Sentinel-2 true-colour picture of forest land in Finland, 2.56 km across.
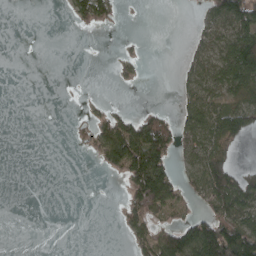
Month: April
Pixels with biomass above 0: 36%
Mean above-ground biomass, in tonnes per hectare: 39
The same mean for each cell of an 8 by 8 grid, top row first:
0 0 37 36 0 0 39 107
0 0 0 1 8 1 43 123
0 0 0 6 9 15 60 100
0 0 11 34 30 32 71 96
0 0 22 119 143 63 72 38
0 0 0 15 142 58 129 63
0 0 0 1 87 43 60 96
0 0 0 0 58 125 171 135
